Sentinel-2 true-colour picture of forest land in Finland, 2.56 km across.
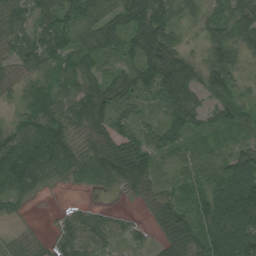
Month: August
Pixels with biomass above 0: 89%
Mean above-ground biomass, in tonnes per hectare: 51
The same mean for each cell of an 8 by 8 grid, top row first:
43 69 65 61 84 37 37 55
51 78 46 42 80 47 54 48
26 39 59 48 59 97 73 30
22 67 74 58 20 58 38 45
70 110 33 55 61 43 23 25
104 42 25 52 72 19 30 86
15 1 17 11 22 49 75 118
19 18 66 33 23 73 72 94
